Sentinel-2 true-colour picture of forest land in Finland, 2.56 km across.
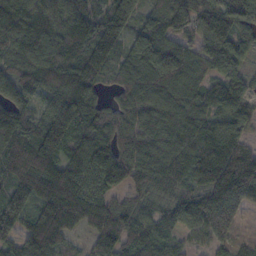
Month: October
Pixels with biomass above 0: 93%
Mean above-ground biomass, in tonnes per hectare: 132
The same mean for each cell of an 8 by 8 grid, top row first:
160 127 125 170 102 153 154 145
102 161 172 134 190 154 129 111
147 145 186 79 147 163 110 98
141 123 169 103 132 130 105 113
152 177 119 162 129 118 153 104
129 154 133 157 120 110 149 236
126 147 155 120 85 105 175 120
101 166 32 122 122 65 70 44
